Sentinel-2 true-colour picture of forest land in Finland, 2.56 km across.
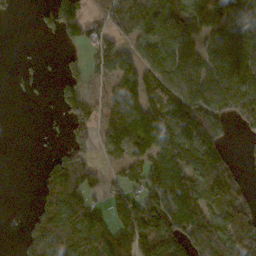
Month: October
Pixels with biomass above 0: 64%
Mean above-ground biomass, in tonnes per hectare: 95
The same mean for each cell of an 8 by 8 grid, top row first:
9 50 107 139 116 133 112 119
1 0 39 99 77 153 102 149
7 8 60 65 108 143 127 152
0 3 95 120 162 166 172 110
0 7 84 106 116 154 165 7
0 79 151 40 141 141 134 46
0 82 101 93 163 182 112 121
11 123 96 114 140 146 178 171
